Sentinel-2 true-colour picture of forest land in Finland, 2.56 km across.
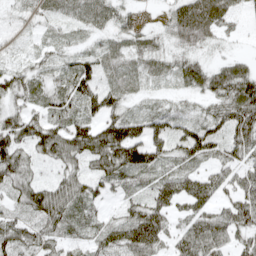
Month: April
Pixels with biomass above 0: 83%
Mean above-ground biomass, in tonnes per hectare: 50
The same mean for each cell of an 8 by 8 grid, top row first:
11 29 44 44 16 50 88 16
10 23 20 45 46 33 26 3
46 31 67 46 31 29 61 80
50 47 51 56 34 34 34 89
79 84 90 116 98 50 70 69
67 17 51 64 41 50 46 47
40 95 43 13 64 43 52 72
70 50 30 63 95 43 83 39
